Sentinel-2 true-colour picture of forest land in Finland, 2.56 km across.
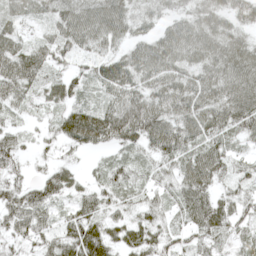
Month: April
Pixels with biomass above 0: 89%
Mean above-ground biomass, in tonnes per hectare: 52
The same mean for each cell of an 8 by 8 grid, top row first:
45 42 76 82 41 40 62 60
56 56 49 42 53 72 74 63
86 50 39 71 60 62 64 74
29 27 56 68 100 70 65 75
38 21 53 47 48 68 61 29
38 38 20 33 27 46 66 35
73 46 43 33 36 37 72 40
50 52 89 52 52 33 33 28
